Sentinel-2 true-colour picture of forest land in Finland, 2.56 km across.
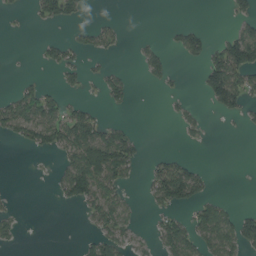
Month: August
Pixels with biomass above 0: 32%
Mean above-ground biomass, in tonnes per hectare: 29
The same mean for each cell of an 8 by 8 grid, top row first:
7 39 21 3 0 0 0 31
0 20 23 19 16 19 40 113
6 4 19 32 12 9 62 65
70 58 35 7 0 12 9 32
20 50 93 97 12 2 5 0
0 4 96 71 10 78 18 0
10 0 25 63 9 38 47 14
20 0 13 54 12 72 55 63
